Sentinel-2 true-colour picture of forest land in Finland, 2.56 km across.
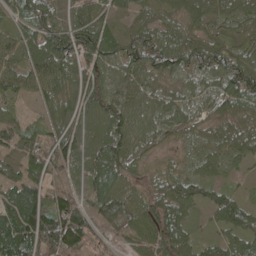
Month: May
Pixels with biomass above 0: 96%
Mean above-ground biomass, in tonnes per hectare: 85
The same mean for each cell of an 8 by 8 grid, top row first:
74 104 69 70 50 62 74 65
84 147 150 103 118 92 100 67
82 102 82 65 80 60 65 119
37 57 97 102 76 64 45 66
105 93 99 128 69 34 52 72
71 70 71 113 42 60 59 28
146 133 88 124 81 101 63 83
182 158 125 50 78 113 37 69
